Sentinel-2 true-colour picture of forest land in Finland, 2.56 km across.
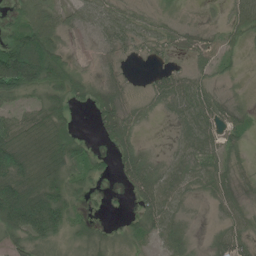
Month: June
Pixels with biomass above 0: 75%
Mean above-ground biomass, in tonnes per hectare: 43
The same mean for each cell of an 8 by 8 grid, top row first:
41 63 31 39 20 11 5 51
109 98 19 21 20 21 29 19
133 91 48 20 7 43 23 5
45 91 15 70 18 29 51 17
98 102 57 37 18 19 45 24
114 82 46 21 73 39 45 21
125 115 27 5 41 33 9 31
39 41 32 20 23 43 11 43
